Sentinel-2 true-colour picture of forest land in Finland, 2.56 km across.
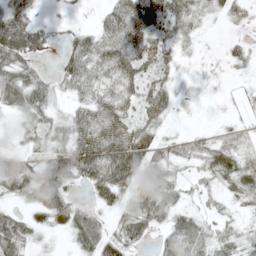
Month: May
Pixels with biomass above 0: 73%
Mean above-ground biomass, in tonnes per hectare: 36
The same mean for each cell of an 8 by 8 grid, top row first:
53 6 4 39 57 38 31 31
76 26 41 53 49 21 26 16
49 24 54 44 37 37 15 4
25 33 26 47 30 28 0 6
11 36 49 55 66 33 30 32
60 59 38 57 74 22 29 63
17 37 26 45 49 35 15 15
55 6 35 70 31 46 42 29
